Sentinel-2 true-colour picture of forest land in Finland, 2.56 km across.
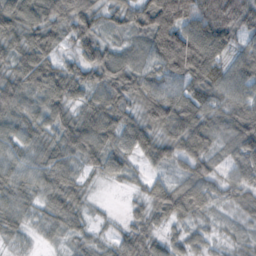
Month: October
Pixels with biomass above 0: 91%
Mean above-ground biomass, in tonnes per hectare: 54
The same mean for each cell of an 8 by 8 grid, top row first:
75 66 89 35 78 141 89 74
52 64 51 38 53 150 102 37
64 71 54 68 65 65 67 63
60 52 42 74 54 86 55 66
43 48 74 59 59 56 49 66
50 58 33 35 23 25 46 52
54 40 35 3 30 66 39 29
24 14 23 23 46 26 24 17
